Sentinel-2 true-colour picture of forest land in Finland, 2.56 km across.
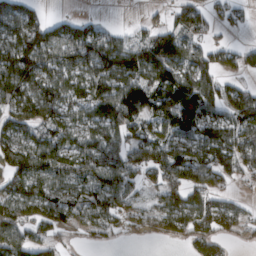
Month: March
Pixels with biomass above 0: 75%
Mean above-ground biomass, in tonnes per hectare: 86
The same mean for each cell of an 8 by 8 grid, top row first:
98 30 21 1 15 61 71 27
133 116 123 113 118 146 60 38
137 101 91 115 124 164 80 31
83 99 77 146 138 215 113 105
99 101 83 104 96 106 124 97
86 99 83 116 56 106 93 65
91 85 71 88 37 116 103 37
92 59 15 22 14 34 102 23
